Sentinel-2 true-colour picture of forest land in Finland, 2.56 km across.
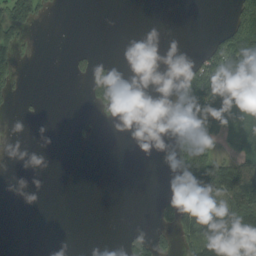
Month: August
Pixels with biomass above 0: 28%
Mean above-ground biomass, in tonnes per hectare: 37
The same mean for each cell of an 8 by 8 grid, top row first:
80 9 0 0 0 0 0 95
57 0 6 0 0 0 47 146
38 0 15 77 1 35 121 78
6 1 2 17 0 57 139 74
0 0 3 0 0 41 55 80
0 0 0 0 0 65 163 133
0 0 0 0 0 82 147 131
0 0 0 0 52 44 166 132
